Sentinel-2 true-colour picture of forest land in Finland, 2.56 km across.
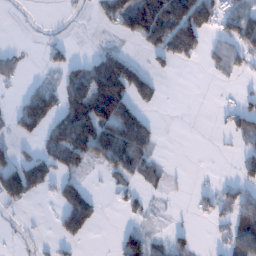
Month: January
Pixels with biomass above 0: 42%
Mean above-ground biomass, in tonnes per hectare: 45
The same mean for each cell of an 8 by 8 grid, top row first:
1 12 19 70 135 140 85 71
13 25 4 26 33 94 32 59
38 20 81 148 67 5 4 13
40 93 121 125 35 7 4 47
23 53 105 112 66 1 4 27
108 60 32 28 32 2 3 36
20 3 111 4 18 2 29 65
8 9 27 8 66 37 4 87
